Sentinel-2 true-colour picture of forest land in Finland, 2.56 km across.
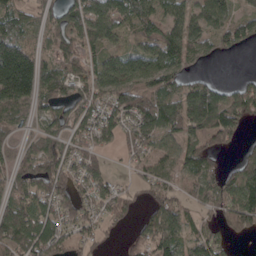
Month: April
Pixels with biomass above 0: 78%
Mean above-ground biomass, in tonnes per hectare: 87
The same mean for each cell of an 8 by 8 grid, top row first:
71 61 105 122 105 70 106 63
120 51 94 60 71 110 58 42
234 102 75 148 103 97 41 30
94 72 87 108 133 136 164 119
45 71 73 53 79 69 65 45
82 123 82 39 48 72 94 140
115 81 86 73 35 75 78 144
128 165 65 8 68 106 83 37
